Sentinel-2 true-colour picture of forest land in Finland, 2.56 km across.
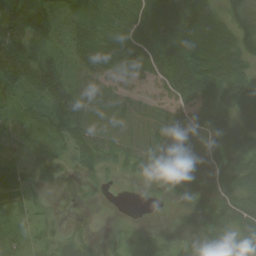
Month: August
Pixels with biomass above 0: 82%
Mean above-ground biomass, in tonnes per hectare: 46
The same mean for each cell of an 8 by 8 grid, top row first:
115 75 35 32 36 63 56 50
109 56 45 45 38 67 80 58
77 113 46 36 27 54 73 50
28 69 79 62 47 41 60 55
20 30 65 52 59 62 65 68
29 44 20 8 29 39 61 59
15 8 5 1 1 13 52 56
19 19 12 6 31 20 30 48
